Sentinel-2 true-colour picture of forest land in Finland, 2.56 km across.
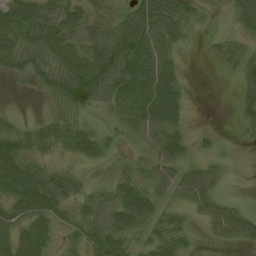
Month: August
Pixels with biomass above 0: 73%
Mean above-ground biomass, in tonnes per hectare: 39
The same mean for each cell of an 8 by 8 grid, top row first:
63 44 34 10 69 61 10 35
54 54 36 67 79 29 5 40
11 36 83 74 86 39 0 61
6 7 32 27 77 51 25 33
55 30 38 13 19 42 41 4
92 32 14 11 20 61 36 1
59 62 21 33 57 37 29 17
70 49 29 47 44 33 7 30
